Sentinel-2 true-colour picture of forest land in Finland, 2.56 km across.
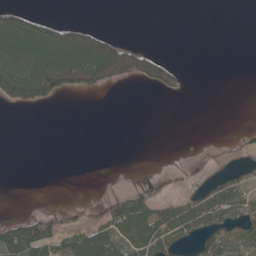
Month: May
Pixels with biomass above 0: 30%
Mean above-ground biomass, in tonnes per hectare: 26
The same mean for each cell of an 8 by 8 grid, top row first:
52 15 0 0 0 0 0 0
72 72 107 86 29 0 0 0
106 103 85 65 54 28 0 0
7 2 0 0 0 0 0 0
0 0 0 0 0 0 3 22
0 0 0 1 12 10 26 18
0 14 20 46 58 40 47 36
75 83 69 64 61 46 31 26
